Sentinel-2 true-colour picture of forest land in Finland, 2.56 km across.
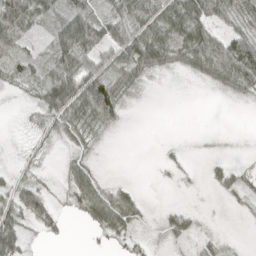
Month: April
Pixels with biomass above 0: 59%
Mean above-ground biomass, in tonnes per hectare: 31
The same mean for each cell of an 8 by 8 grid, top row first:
106 26 61 44 74 58 61 44
40 28 76 55 72 75 74 66
25 53 78 64 27 2 29 54
2 53 53 63 0 0 0 1
2 10 22 1 0 4 2 1
14 4 40 2 0 4 13 20
60 47 34 71 12 13 1 4
47 11 0 20 7 19 14 1
